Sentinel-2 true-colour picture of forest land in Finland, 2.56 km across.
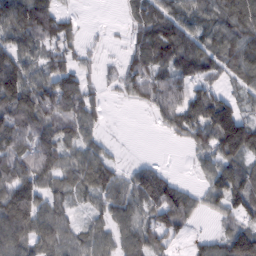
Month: February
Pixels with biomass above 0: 80%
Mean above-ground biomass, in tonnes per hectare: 64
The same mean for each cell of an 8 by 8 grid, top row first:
105 74 14 0 67 66 60 97
81 56 28 5 70 96 55 83
121 82 61 18 55 70 52 44
103 100 87 3 9 82 119 61
74 87 65 14 0 9 68 109
92 70 65 57 77 22 48 87
127 74 28 66 73 117 36 72
107 82 66 57 74 35 36 81
